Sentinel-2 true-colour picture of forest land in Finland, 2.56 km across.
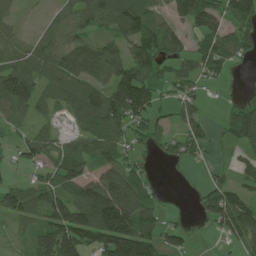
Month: June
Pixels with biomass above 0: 70%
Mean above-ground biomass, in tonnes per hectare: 86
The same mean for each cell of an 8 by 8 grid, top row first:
40 28 84 104 105 74 139 95
60 84 127 87 136 70 86 76
150 105 167 154 139 65 45 7
92 38 84 151 125 51 20 76
41 64 71 81 48 57 50 57
15 56 104 160 57 3 28 33
94 97 140 277 154 3 92 128
19 95 139 202 161 53 6 81
